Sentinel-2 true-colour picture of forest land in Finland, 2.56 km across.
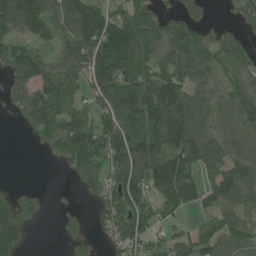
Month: June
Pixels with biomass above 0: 74%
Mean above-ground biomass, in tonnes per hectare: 100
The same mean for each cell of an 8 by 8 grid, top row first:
229 128 159 97 117 84 38 48
101 62 139 215 150 144 108 67
100 135 74 218 139 147 80 104
43 115 54 151 185 250 84 107
0 63 134 140 189 169 127 76
0 0 85 117 146 127 61 115
99 15 20 77 77 59 49 92
103 0 47 56 73 69 75 68
